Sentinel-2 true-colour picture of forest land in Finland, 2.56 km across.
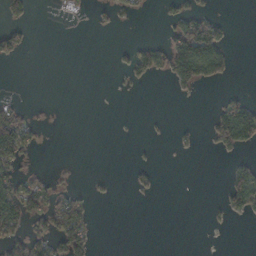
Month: November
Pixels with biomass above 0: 22%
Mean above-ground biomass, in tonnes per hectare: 22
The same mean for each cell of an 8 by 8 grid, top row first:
31 2 3 18 8 33 44 0
38 0 0 6 29 85 121 1
0 0 0 2 16 45 45 1
47 3 0 0 1 0 8 80
104 1 0 0 4 10 11 56
64 16 2 5 11 0 0 54
97 57 51 0 0 0 6 35
55 58 57 0 0 0 0 0
